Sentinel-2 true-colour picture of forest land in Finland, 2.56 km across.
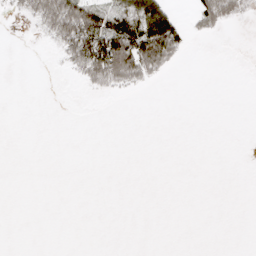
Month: April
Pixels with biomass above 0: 16%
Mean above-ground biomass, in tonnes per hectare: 15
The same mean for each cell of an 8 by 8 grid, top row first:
9 69 106 56 98 30 51 18
0 4 109 127 97 48 0 0
0 0 21 60 28 0 0 0
0 0 0 0 0 0 0 0
0 0 0 0 0 0 0 0
0 0 0 0 0 0 0 0
0 0 0 0 0 0 0 0
0 0 0 0 0 0 0 0
